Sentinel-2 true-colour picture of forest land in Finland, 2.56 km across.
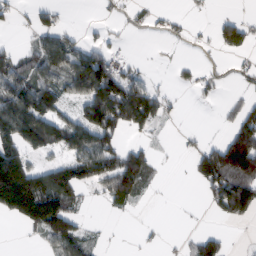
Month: February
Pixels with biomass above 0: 46%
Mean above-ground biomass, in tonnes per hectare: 59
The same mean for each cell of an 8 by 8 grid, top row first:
15 35 0 10 19 15 6 28
22 90 57 27 0 5 9 57
93 82 121 151 46 18 23 17
129 109 64 163 136 10 1 49
99 90 105 75 28 5 32 168
192 105 104 123 76 0 107 167
141 169 33 22 4 2 22 95
0 68 78 1 6 6 52 1
